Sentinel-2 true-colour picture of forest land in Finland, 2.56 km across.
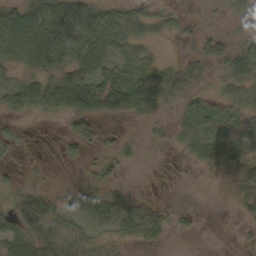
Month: October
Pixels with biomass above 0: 67%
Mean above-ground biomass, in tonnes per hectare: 34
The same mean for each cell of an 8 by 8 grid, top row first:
57 74 101 51 39 20 12 48
68 93 90 49 29 3 38 46
23 42 57 54 45 55 21 51
29 28 55 50 37 18 32 35
17 1 31 11 7 17 70 62
11 4 6 16 1 1 10 68
49 46 34 44 33 8 0 21
44 53 18 13 24 3 0 4
